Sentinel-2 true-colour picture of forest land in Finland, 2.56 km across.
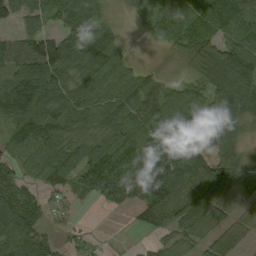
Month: August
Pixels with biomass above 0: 83%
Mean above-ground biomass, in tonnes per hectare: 87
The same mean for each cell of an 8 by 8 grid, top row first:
65 74 113 31 30 82 85 117
78 117 114 91 5 40 88 115
106 136 85 100 58 40 102 190
133 118 85 85 111 144 112 122
64 93 65 91 132 91 179 58
69 70 74 112 127 160 202 88
145 41 8 31 105 137 91 39
91 53 21 2 13 54 58 45
